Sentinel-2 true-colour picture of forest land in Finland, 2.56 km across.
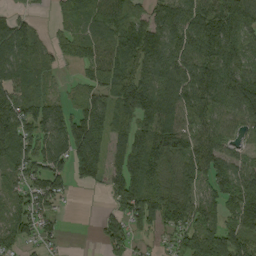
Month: August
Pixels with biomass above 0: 82%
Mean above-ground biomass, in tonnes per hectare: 88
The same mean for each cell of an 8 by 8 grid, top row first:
44 12 88 111 64 100 115 132
112 39 72 92 119 106 112 87
78 36 30 108 91 115 143 114
113 93 81 93 126 119 84 109
127 99 188 104 113 128 89 41
65 115 73 72 105 86 91 98
76 63 1 42 148 124 76 88
72 35 0 83 26 53 116 105
